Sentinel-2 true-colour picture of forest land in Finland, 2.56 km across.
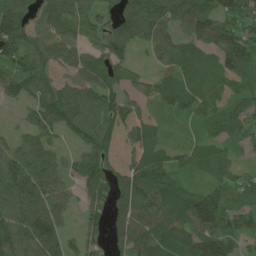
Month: June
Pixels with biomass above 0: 85%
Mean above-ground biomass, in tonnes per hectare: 76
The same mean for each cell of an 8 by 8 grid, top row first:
74 94 82 65 125 95 91 102
92 84 76 86 54 77 65 118
82 44 73 65 34 63 48 57
15 85 103 106 53 40 51 64
60 74 56 107 70 32 47 45
125 90 70 81 90 54 37 49
104 91 38 89 105 113 148 67
103 104 62 51 89 79 98 64
